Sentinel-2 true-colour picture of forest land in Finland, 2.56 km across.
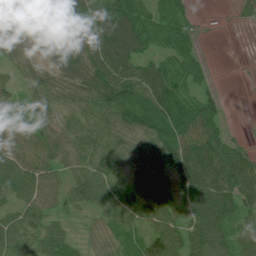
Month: July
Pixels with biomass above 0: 85%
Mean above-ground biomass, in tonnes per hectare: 57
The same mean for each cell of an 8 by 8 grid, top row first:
40 69 106 111 60 58 1 14
57 80 112 138 64 48 3 0
34 62 95 112 84 53 18 0
32 51 46 73 86 88 71 0
63 61 60 52 53 95 90 21
82 58 47 47 37 48 101 76
36 44 26 57 41 43 92 54
59 61 19 39 49 64 86 47
